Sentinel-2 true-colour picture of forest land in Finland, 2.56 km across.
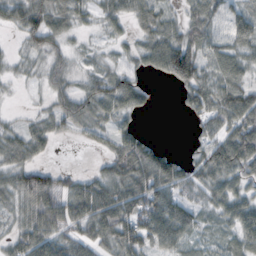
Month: October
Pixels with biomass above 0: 77%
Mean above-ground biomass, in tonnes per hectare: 53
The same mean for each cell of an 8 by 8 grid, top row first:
51 87 41 28 53 27 75 54
11 51 13 17 45 106 55 56
15 38 28 58 20 74 62 59
6 32 64 60 20 8 74 103
55 38 11 40 52 2 59 114
60 55 29 63 100 65 59 59
41 90 80 108 90 69 32 61
50 76 55 71 78 57 19 57
